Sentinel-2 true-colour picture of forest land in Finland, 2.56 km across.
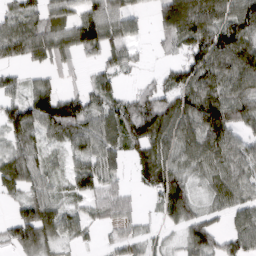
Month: March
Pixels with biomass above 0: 79%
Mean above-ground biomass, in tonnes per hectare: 75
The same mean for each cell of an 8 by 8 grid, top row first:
71 72 77 82 28 164 126 138
98 88 84 82 15 42 131 132
46 43 17 49 17 72 100 96
89 124 95 88 114 114 122 83
64 44 63 76 104 93 107 63
97 53 73 46 69 85 57 70
40 96 36 53 13 110 41 70
89 84 36 28 40 24 97 93
